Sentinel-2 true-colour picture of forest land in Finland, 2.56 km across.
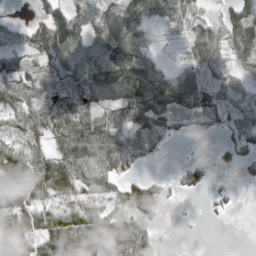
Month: March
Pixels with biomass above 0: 76%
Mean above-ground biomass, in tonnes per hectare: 50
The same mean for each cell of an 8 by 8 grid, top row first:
3 56 44 54 65 37 24 87
31 85 76 85 50 6 86 63
80 53 81 105 114 65 46 27
55 70 65 59 94 59 57 40
34 41 96 79 56 6 3 36
44 86 64 53 18 14 48 22
53 49 53 26 55 3 10 6
63 64 69 63 53 4 0 0
